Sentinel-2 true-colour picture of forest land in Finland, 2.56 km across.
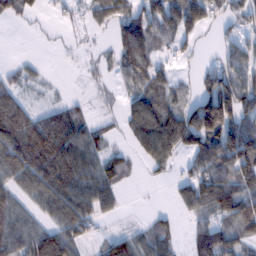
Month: February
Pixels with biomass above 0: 68%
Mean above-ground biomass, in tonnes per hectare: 63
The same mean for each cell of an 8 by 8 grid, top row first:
44 10 20 73 88 129 70 46
0 3 13 34 97 37 5 62
30 10 7 19 75 37 53 88
90 37 26 13 99 67 184 115
120 98 77 24 69 88 126 155
84 119 100 71 9 24 102 109
48 58 93 34 4 26 76 112
80 98 54 56 52 31 91 70
